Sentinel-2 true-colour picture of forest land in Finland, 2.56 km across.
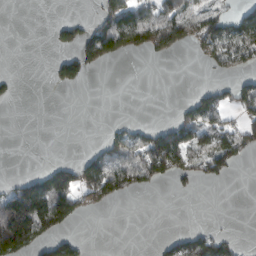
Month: March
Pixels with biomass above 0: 33%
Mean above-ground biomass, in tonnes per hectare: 56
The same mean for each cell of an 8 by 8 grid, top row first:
0 0 14 99 99 123 87 56
0 5 80 102 94 80 68 119
17 10 53 0 0 0 8 47
0 0 0 0 0 24 91 62
0 0 1 75 125 140 85 109
19 103 122 158 114 81 66 4
247 202 79 20 0 0 0 0
237 89 34 0 0 51 78 18
